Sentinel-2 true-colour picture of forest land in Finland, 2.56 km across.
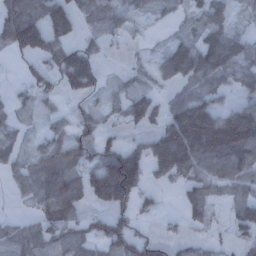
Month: December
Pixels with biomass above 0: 67%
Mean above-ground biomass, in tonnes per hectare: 79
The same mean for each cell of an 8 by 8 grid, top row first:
164 127 63 49 31 21 64 25
93 102 82 18 14 90 154 71
12 55 149 14 41 90 112 62
36 22 34 36 107 104 127 106
41 57 95 65 58 211 209 208
46 104 95 243 80 82 86 98
6 100 70 131 31 8 59 68
78 93 68 128 84 34 22 50
